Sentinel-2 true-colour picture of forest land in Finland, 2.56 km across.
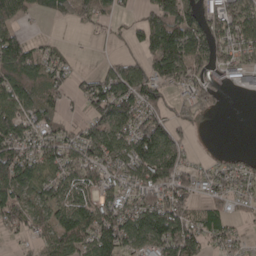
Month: April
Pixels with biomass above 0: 70%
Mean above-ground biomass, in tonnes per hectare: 69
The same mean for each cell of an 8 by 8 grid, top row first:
67 31 54 45 39 140 67 114
88 29 3 10 59 141 94 116
96 73 28 89 100 77 53 44
87 63 20 123 94 40 36 0
93 77 72 83 124 65 1 0
124 74 84 56 79 92 42 55
89 75 98 75 89 91 51 21
19 53 101 107 85 132 61 34
